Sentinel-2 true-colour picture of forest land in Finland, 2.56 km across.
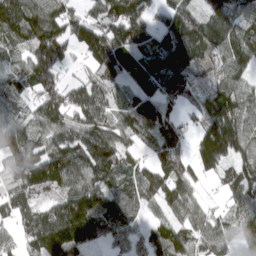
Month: March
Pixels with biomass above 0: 90%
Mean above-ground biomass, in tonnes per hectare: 108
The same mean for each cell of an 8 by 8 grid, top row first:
167 156 85 117 92 136 107 122
86 189 75 156 121 183 131 123
68 112 65 91 123 154 107 94
65 122 120 65 145 69 137 152
98 95 128 122 50 123 178 157
105 142 94 92 96 127 52 105
99 92 152 97 49 87 39 82
62 155 130 48 58 115 77 85
